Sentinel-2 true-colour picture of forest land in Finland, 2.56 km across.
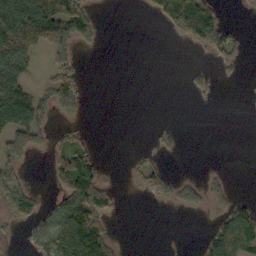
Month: October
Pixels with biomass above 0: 35%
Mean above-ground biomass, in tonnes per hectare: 34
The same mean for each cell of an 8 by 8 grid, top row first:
125 131 73 0 6 110 91 1
121 77 26 0 0 0 44 14
75 38 26 0 0 0 8 3
112 38 18 0 0 0 0 0
66 27 23 0 1 5 0 0
30 22 130 5 36 18 10 0
41 21 128 36 0 16 18 27
5 68 166 42 0 0 40 54
